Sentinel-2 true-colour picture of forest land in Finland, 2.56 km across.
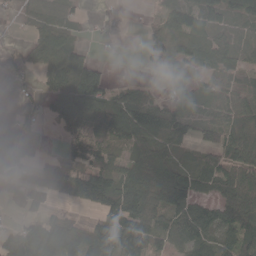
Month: May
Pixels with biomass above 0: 74%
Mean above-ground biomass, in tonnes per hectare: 66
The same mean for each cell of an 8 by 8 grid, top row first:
23 52 25 14 8 69 64 72
20 78 29 6 26 38 58 55
20 43 114 32 19 46 27 39
22 37 85 90 110 81 52 79
132 20 70 56 69 62 61 126
38 81 100 83 107 90 57 85
14 44 29 101 105 99 54 120
135 190 142 121 90 49 55 108
